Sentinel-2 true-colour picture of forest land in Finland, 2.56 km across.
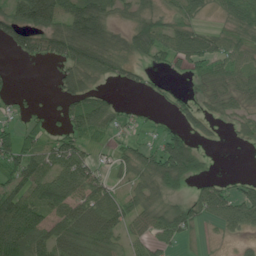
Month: June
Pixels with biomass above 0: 65%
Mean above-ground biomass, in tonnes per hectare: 52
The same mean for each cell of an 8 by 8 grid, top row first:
69 99 106 47 37 35 17 57
45 71 103 71 52 67 64 59
7 4 61 29 20 11 49 53
14 14 82 51 10 25 31 33
62 42 51 26 31 77 7 11
61 79 89 31 55 94 23 11
94 87 87 73 61 49 64 87
102 80 100 71 51 38 4 18
